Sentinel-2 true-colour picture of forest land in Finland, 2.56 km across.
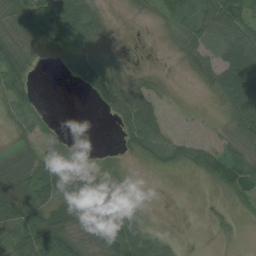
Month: August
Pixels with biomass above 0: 62%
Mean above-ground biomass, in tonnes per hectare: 37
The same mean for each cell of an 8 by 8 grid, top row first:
39 92 70 11 6 38 56 98
36 59 90 26 0 12 34 82
46 0 61 68 23 1 20 81
27 8 0 43 84 4 3 89
15 37 11 1 65 33 19 34
44 44 65 27 0 3 29 83
46 47 85 86 4 0 8 10
40 78 39 60 33 13 3 5
